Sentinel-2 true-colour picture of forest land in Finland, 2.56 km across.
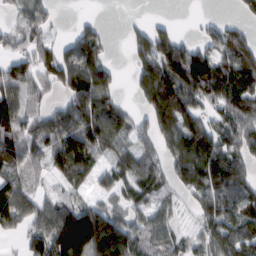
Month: February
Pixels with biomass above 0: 74%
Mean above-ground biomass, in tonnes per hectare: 89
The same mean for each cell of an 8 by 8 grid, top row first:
41 45 9 0 10 5 12 30
55 63 127 23 85 112 89 119
103 76 166 75 107 157 159 150
121 63 111 115 75 154 64 119
95 92 161 95 58 119 118 99
70 44 81 75 95 84 139 100
145 71 91 60 58 40 94 101
19 128 213 212 72 50 75 109
